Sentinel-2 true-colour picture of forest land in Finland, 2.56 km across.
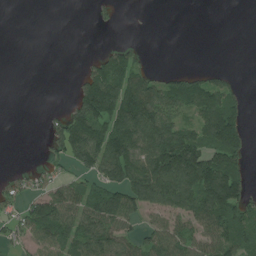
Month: July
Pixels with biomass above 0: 52%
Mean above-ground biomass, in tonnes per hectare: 71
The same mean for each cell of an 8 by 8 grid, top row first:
0 0 0 15 1 0 0 0
0 0 0 40 16 0 0 0
0 0 49 163 91 56 65 16
0 19 128 164 167 101 120 59
0 53 170 161 151 187 106 87
30 48 57 107 161 162 157 78
53 119 94 140 83 95 159 124
48 90 114 108 75 101 84 91
